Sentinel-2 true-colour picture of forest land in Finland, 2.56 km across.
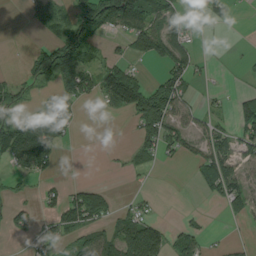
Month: August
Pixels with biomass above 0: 47%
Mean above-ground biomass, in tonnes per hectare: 44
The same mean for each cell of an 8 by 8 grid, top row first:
0 42 66 123 120 47 21 6
0 70 91 11 79 79 4 2
26 50 111 127 55 76 9 5
28 34 6 18 117 72 18 67
96 100 1 0 52 45 70 66
26 22 0 2 7 0 72 54
30 26 124 28 22 2 4 51
9 49 37 58 119 41 16 8
